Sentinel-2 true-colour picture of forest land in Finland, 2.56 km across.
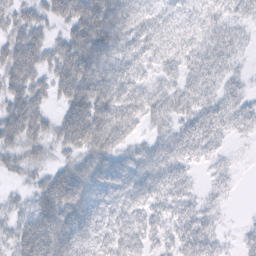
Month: February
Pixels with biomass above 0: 86%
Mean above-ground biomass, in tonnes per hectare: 48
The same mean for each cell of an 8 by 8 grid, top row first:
38 38 75 91 53 30 32 26
57 47 89 73 49 45 46 24
54 41 95 79 34 37 41 20
60 28 81 82 55 55 48 36
43 36 65 67 38 58 41 7
18 39 67 71 64 46 14 6
23 69 72 53 54 39 25 1
52 89 57 59 44 37 42 16
